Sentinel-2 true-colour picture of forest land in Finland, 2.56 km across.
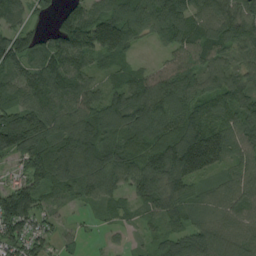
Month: August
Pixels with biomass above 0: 91%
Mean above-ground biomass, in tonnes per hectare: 97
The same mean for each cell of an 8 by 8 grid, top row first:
84 36 97 125 123 133 102 119
125 99 149 118 19 77 96 95
101 153 112 52 103 94 79 96
135 123 107 113 130 98 97 92
164 108 159 89 92 146 195 84
59 90 127 118 127 136 74 67
150 42 21 51 55 78 64 79
106 68 30 9 27 87 128 91
